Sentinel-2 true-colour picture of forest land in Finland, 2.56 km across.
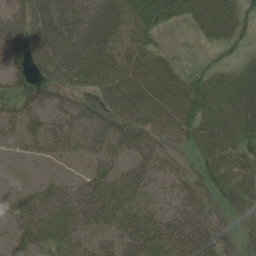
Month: August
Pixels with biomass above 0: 77%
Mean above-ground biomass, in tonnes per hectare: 38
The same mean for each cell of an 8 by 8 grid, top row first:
39 70 68 53 40 26 39 30
37 68 81 50 31 9 11 15
29 38 42 51 48 43 37 40
37 36 51 59 58 59 39 48
27 38 37 49 41 32 42 34
2 8 15 40 33 27 37 41
36 34 46 49 26 34 38 34
30 27 21 27 50 51 46 11
